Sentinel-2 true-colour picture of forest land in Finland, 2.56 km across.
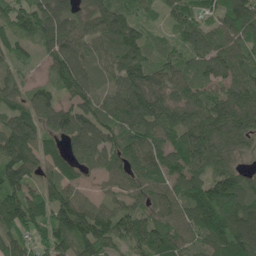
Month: May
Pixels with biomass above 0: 93%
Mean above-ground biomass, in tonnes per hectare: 100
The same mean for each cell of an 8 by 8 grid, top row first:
103 121 77 142 44 78 50 117
55 81 82 101 93 51 90 72
51 50 137 54 119 96 76 98
85 109 118 122 153 96 133 139
152 67 139 102 119 110 146 70
118 61 53 59 107 109 107 80
151 105 113 67 78 87 173 132
90 95 137 114 107 102 115 151
